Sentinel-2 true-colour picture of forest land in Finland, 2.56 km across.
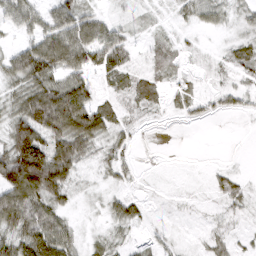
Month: March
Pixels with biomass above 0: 71%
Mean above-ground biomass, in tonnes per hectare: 38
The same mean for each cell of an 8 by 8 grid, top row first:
53 42 63 19 10 13 36 17
40 58 98 87 14 18 4 29
48 65 61 32 32 13 7 18
43 142 131 47 22 11 18 18
87 87 70 28 1 0 0 0
136 130 23 18 3 0 8 16
126 82 7 22 17 4 5 20
60 105 25 19 12 9 16 11
